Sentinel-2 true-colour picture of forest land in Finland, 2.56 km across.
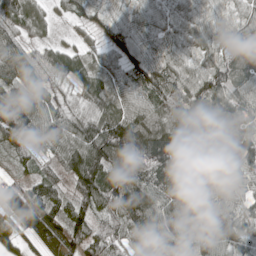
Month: May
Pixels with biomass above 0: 93%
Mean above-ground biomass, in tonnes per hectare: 91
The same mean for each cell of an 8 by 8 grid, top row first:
100 39 58 74 74 65 79 79
86 54 46 76 88 70 67 102
87 79 72 75 105 92 111 89
118 81 70 105 91 112 105 88
65 80 115 172 137 128 71 80
37 51 127 124 102 125 108 68
167 102 91 110 135 114 101 79
75 83 106 92 82 81 103 102
